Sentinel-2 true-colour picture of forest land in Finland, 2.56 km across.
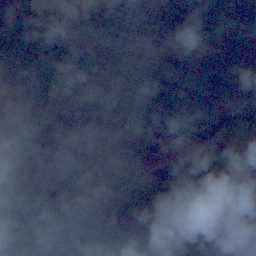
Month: November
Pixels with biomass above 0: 69%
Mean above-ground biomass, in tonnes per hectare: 81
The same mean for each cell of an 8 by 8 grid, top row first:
130 61 40 123 96 124 112 103
131 105 49 62 40 62 58 124
77 73 46 33 72 112 117 121
184 71 98 69 79 141 125 100
34 67 52 44 61 81 67 28
80 115 110 55 41 90 73 26
42 54 73 86 109 106 65 70
118 111 89 91 39 57 24 68
